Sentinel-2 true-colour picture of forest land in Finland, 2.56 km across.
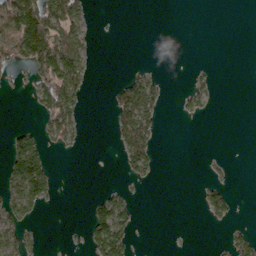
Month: March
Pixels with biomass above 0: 26%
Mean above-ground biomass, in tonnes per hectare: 28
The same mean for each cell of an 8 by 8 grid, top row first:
122 104 50 1 0 0 0 0
79 135 48 0 0 0 0 0
5 78 67 7 43 0 12 0
0 61 35 33 79 8 13 0
57 31 12 10 71 0 0 0
84 78 0 0 31 0 6 0
65 17 0 85 2 0 37 5
48 2 6 126 0 0 1 28
